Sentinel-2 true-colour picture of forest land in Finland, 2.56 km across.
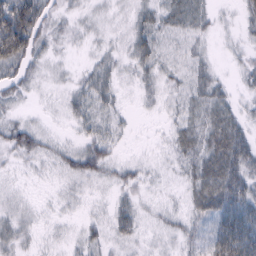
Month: February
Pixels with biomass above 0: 76%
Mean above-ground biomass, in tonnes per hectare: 20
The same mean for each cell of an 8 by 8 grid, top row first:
86 28 8 5 19 29 16 12
82 19 5 9 28 9 7 8
30 6 14 23 15 13 25 12
9 3 22 15 3 12 33 15
36 15 20 22 1 20 37 43
5 5 30 17 13 7 46 43
8 3 4 17 9 7 36 53
21 5 14 15 6 14 29 68
